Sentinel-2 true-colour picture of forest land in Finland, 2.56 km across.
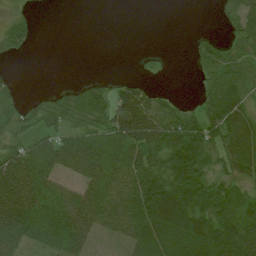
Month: July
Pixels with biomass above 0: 67%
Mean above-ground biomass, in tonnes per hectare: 46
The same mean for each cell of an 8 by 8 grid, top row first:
19 0 0 0 0 0 1 52
27 0 0 0 2 0 31 35
10 0 12 17 18 0 24 49
37 47 68 90 103 37 55 62
38 58 74 71 101 73 71 51
91 60 55 61 84 91 56 41
82 56 74 68 86 100 85 43
46 49 58 42 63 69 80 86
